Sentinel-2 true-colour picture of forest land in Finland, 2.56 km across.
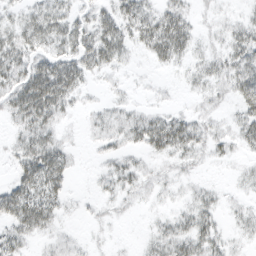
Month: March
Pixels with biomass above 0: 71%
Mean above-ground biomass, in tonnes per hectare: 22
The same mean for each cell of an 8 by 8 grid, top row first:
16 38 20 30 36 34 6 10
38 29 39 43 23 46 12 36
39 64 32 7 2 3 24 43
36 50 8 15 15 12 13 24
19 38 4 15 31 43 22 18
22 52 2 20 15 10 4 9
49 39 4 8 4 8 22 9
26 10 6 4 8 33 29 8
